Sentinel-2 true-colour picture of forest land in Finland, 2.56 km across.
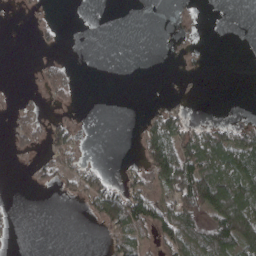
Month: April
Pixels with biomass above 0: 34%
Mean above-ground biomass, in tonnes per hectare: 31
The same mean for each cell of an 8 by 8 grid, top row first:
2 4 0 0 0 7 0 0
0 7 0 0 0 5 0 0
0 41 6 0 0 1 0 0
23 13 3 0 4 31 0 1
19 40 23 0 49 81 99 87
0 25 39 16 39 137 115 110
3 0 6 101 99 95 115 164
3 0 0 35 42 82 77 122
